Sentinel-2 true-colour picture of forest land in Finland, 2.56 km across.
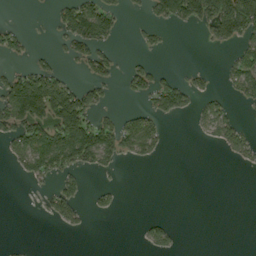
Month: September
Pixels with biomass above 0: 31%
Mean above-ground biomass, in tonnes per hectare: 39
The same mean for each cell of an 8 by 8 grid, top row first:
0 8 110 54 16 84 105 190
36 8 58 22 17 0 11 54
93 101 22 27 51 35 13 74
109 130 142 19 52 59 38 11
51 124 158 77 67 0 9 42
9 49 30 8 0 0 0 0
0 25 31 21 0 0 0 0
2 0 0 0 19 20 0 0
